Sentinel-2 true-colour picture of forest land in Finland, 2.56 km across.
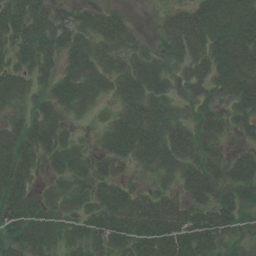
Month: July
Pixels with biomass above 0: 82%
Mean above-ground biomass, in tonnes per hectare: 35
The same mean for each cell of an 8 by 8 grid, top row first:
46 41 24 28 0 31 52 43
40 37 37 41 19 34 50 58
33 22 46 35 48 14 38 59
13 31 20 18 44 19 27 30
40 37 17 33 51 44 33 13
42 16 27 30 14 30 56 47
41 27 26 51 46 39 40 34
37 35 31 45 50 65 51 21
